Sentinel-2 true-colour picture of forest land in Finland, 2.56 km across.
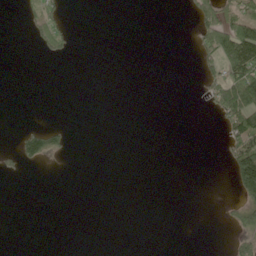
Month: June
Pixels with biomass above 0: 13%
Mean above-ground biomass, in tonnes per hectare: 19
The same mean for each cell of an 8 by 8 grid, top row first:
2 49 0 0 0 0 87 66
0 37 1 0 0 0 72 161
0 0 0 0 0 0 40 130
0 0 0 0 0 0 13 142
26 79 0 0 0 0 0 58
9 0 0 0 0 0 0 108
0 0 0 0 0 0 0 61
0 0 0 0 0 0 0 47
